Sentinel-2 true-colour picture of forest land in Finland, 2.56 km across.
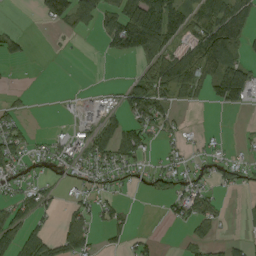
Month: August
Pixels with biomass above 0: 46%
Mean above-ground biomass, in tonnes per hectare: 43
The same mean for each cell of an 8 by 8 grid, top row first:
0 72 76 52 145 108 102 90
35 2 1 54 142 74 153 56
1 0 0 1 62 131 97 115
20 0 26 34 76 19 5 15
44 22 40 72 49 16 11 10
25 17 22 31 26 45 18 30
55 25 29 34 0 36 38 2
70 56 63 22 17 3 34 13
